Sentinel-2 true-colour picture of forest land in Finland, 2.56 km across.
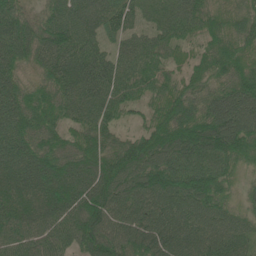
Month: June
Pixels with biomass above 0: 95%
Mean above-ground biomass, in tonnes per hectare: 86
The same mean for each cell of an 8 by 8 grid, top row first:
82 58 78 81 38 93 71 71
91 95 94 47 86 58 52 73
69 70 109 96 82 47 61 80
96 79 83 71 42 90 83 98
96 73 82 67 99 116 121 89
90 107 110 122 114 111 105 37
106 110 116 111 100 83 86 41
96 93 102 115 123 99 91 75
